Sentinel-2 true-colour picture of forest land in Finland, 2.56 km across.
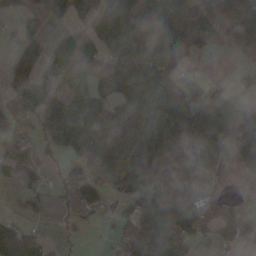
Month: November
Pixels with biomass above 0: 67%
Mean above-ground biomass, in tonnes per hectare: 79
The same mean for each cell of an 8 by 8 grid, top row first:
22 43 71 175 121 170 68 72
43 65 74 105 111 95 38 39
64 82 85 98 123 34 24 12
50 89 114 80 168 182 106 69
57 42 113 126 169 153 175 86
29 28 61 112 172 86 71 16
18 25 37 19 104 123 52 35
113 22 8 24 117 100 33 46
